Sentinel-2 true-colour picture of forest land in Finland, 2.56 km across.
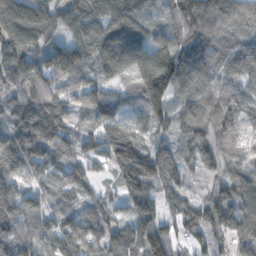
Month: November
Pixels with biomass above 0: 94%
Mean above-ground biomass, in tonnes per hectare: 91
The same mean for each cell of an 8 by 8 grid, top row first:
111 96 92 108 57 73 108 91
99 85 98 120 113 113 98 88
82 99 68 53 150 141 90 73
97 157 46 85 89 79 97 94
114 119 73 135 88 64 81 96
74 59 83 50 164 71 32 96
110 61 56 49 87 69 99 111
105 80 111 87 140 69 62 85
